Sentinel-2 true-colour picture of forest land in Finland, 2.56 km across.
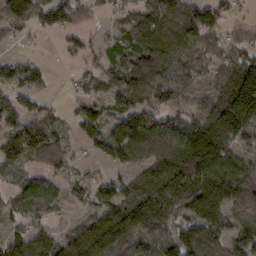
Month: February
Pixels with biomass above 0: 78%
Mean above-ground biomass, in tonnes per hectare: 80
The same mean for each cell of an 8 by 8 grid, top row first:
123 77 48 26 79 115 97 13
14 3 48 50 110 87 50 43
64 37 28 68 116 57 41 139
78 44 50 71 81 60 91 190
119 97 30 93 125 117 209 66
35 49 31 44 84 150 143 115
56 53 28 121 127 94 128 67
64 75 126 132 87 100 106 64
